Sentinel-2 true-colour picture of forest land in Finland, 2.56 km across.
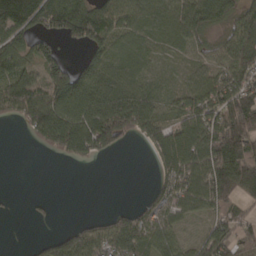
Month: March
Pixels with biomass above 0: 71%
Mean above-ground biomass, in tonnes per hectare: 71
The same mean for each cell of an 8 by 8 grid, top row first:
170 115 119 95 53 66 106 72
88 53 38 58 35 30 37 87
95 95 91 86 40 16 70 91
69 116 124 148 96 51 93 178
0 80 129 77 36 126 136 185
0 0 0 0 0 100 119 139
2 7 0 12 40 80 64 40
0 37 76 102 98 55 68 76
